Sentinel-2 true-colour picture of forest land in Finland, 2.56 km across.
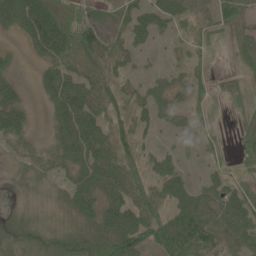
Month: June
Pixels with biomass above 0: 75%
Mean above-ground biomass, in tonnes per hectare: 45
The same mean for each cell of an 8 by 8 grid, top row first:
80 94 35 21 47 58 53 47
10 74 78 43 19 13 19 35
27 45 57 50 22 25 23 12
57 25 77 52 42 34 15 7
32 27 78 68 34 16 18 24
23 35 58 70 42 42 24 23
20 25 61 63 64 47 59 78
53 53 66 96 67 80 79 62
